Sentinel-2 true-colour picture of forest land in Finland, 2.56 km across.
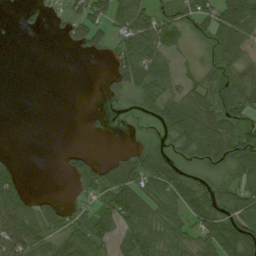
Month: August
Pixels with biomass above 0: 61%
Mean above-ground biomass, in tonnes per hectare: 42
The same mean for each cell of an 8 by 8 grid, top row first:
7 13 53 54 52 61 48 73
0 0 23 39 69 38 41 42
0 0 0 34 64 42 50 58
0 0 0 4 26 72 74 61
0 0 3 0 24 48 75 86
33 0 56 56 67 62 39 58
62 45 17 76 73 54 69 58
94 52 55 48 73 43 65 81
